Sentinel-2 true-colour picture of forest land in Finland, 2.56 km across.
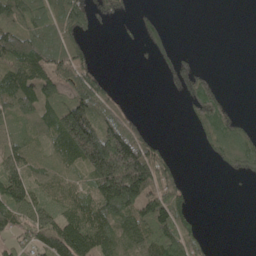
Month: May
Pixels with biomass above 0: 58%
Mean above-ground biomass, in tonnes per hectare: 75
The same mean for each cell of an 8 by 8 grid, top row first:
90 109 104 53 23 0 0 0
128 115 65 0 25 22 0 0
140 80 105 19 0 70 64 0
92 78 155 88 9 0 134 19
77 59 180 215 125 4 53 117
130 73 50 228 195 73 0 41
114 91 108 123 123 108 0 0
60 111 180 100 99 144 28 0
